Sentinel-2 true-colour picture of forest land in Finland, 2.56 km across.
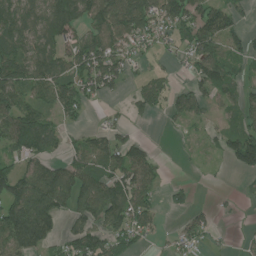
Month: July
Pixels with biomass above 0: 65%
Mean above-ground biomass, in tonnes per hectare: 81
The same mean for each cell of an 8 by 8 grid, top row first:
116 128 103 165 161 132 100 41
102 103 99 118 65 55 103 71
144 135 122 102 65 24 100 60
130 79 66 16 66 69 41 71
114 83 62 99 45 4 24 137
109 110 99 100 101 3 4 27
119 113 90 135 110 35 16 10
111 65 107 101 44 36 31 10
